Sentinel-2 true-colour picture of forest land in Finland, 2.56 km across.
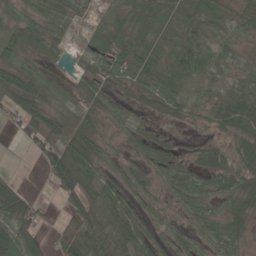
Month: May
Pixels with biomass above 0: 75%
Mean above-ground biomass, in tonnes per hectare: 37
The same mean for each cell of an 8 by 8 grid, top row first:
27 39 14 19 55 39 46 22
38 28 11 42 55 42 37 11
51 19 25 36 63 44 20 32
51 47 19 20 17 26 36 83
10 52 69 11 25 11 20 45
9 43 88 19 17 45 34 53
108 10 57 50 19 18 30 33
54 31 87 61 43 23 28 32
